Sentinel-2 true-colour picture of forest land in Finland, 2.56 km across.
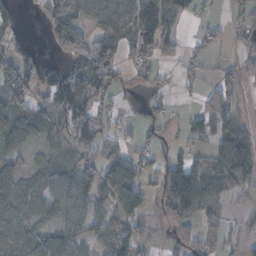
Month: November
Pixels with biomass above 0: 64%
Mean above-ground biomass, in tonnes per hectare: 50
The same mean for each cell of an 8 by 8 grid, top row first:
37 40 44 70 92 49 11 33
24 17 85 89 61 46 33 20
73 78 82 89 25 17 18 44
66 72 91 31 17 13 50 28
47 33 61 45 23 18 38 103
44 54 70 67 37 80 70 103
68 58 42 47 44 65 53 15
85 54 41 82 29 33 45 30
